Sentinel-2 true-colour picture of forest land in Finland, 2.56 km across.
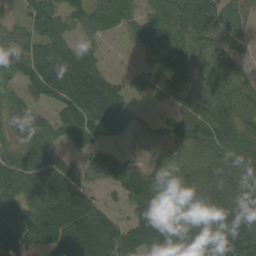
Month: August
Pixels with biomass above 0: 84%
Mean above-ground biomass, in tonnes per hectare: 91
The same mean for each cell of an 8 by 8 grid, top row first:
26 95 62 65 57 93 89 61
94 98 56 8 57 89 73 31
52 129 127 47 44 84 74 54
67 38 113 118 24 58 121 97
71 93 57 43 54 100 137 125
130 154 76 78 95 114 133 116
114 164 144 31 128 129 124 118
111 161 170 133 132 86 102 120
